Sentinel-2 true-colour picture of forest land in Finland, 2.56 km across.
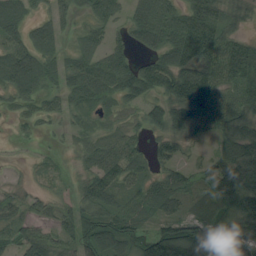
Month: August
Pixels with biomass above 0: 81%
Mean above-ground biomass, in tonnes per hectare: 54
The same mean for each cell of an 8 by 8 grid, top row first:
63 37 23 38 81 65 88 41
56 58 35 37 43 98 95 62
81 50 73 76 92 92 82 65
21 31 43 27 45 73 68 53
3 5 22 43 28 35 10 61
3 15 20 58 43 42 62 94
31 27 52 62 50 36 31 86
40 60 72 92 58 110 109 73
